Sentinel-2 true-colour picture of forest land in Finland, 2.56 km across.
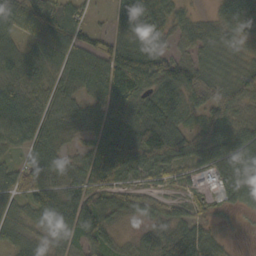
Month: October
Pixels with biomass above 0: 91%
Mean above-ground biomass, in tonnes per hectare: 78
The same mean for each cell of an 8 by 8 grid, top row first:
82 107 57 35 117 53 28 106
52 90 90 74 98 43 67 51
85 75 87 131 116 120 107 93
98 82 63 73 96 81 92 58
57 82 38 108 166 125 93 87
72 97 93 89 51 48 34 87
68 105 126 76 47 46 30 33
64 61 67 56 51 115 76 5
